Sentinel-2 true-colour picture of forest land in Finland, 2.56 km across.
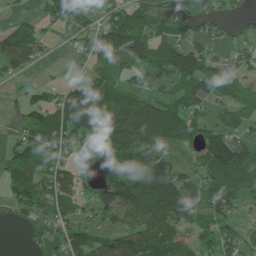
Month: July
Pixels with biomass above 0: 71%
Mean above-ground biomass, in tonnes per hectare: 85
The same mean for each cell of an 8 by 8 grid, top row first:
28 86 90 83 121 75 41 26
135 21 48 143 127 130 69 37
26 8 56 81 53 90 114 55
22 97 174 119 124 112 45 66
70 109 81 153 178 70 145 82
113 85 48 62 142 135 106 117
63 66 53 96 107 154 98 49
0 36 93 71 120 135 68 61
